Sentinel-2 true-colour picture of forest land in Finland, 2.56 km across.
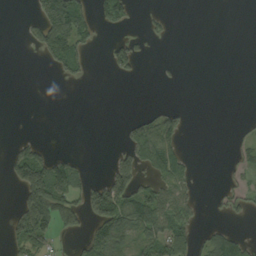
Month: September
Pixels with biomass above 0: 30%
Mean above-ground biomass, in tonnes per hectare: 37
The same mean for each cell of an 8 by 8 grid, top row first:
1 145 99 63 7 2 0 0
0 94 68 43 13 0 0 0
0 2 24 9 5 3 0 0
0 0 0 0 14 32 0 0
25 11 0 3 104 48 0 25
71 147 43 69 41 61 0 29
37 118 56 160 108 68 5 31
70 55 30 116 58 74 46 40
